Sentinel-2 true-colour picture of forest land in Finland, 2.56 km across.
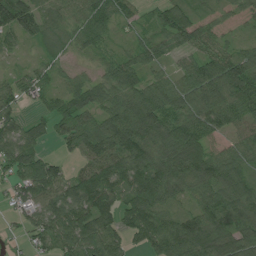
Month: July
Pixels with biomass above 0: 88%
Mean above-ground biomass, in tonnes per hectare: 75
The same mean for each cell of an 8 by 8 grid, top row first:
111 62 77 75 21 81 33 38
27 49 45 35 64 64 64 43
50 42 50 90 72 63 117 145
50 44 100 82 135 84 86 85
101 37 84 99 104 114 67 54
65 107 67 91 99 96 98 72
31 80 99 84 97 38 81 92
12 76 105 79 61 107 108 92
